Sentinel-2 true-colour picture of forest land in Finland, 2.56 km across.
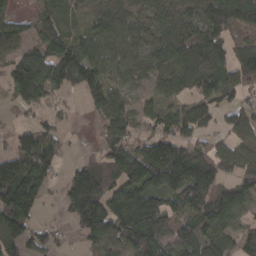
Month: March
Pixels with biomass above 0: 79%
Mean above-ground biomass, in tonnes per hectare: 95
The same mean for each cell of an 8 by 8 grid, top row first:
47 72 33 80 66 100 130 150
81 102 88 73 61 123 129 75
103 140 111 63 41 89 112 111
23 45 10 86 49 62 71 80
61 80 6 91 73 131 69 72
159 88 149 91 124 175 170 73
172 12 181 131 162 95 165 90
127 62 51 122 196 112 125 66
